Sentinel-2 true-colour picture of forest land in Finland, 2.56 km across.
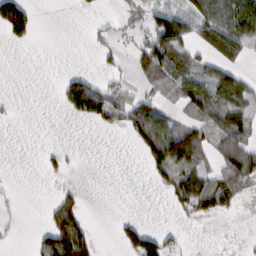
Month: February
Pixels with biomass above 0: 38%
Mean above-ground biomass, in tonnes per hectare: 43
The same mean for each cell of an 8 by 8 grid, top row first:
149 0 2 9 35 71 89 125
9 0 0 30 62 81 63 66
0 0 55 22 42 65 55 56
5 0 96 65 83 33 69 65
0 2 1 0 81 124 61 102
1 13 2 0 11 86 75 106
1 29 59 0 0 31 80 18
2 96 124 12 110 18 0 3
